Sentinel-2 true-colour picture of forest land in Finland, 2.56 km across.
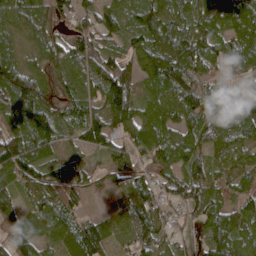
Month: April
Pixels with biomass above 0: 91%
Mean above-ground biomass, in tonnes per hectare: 85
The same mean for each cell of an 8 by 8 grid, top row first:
81 78 74 84 103 104 107 116
55 81 103 54 99 143 102 102
134 69 84 149 79 125 70 60
101 94 90 136 75 102 118 113
136 93 58 74 87 87 77 79
97 70 60 48 54 68 74 64
76 91 43 24 85 41 76 75
101 67 107 49 75 44 78 96
